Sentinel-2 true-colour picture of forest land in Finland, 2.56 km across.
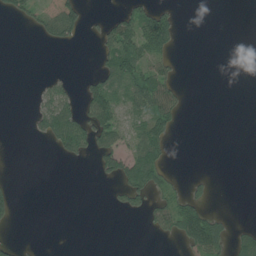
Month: July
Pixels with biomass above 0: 27%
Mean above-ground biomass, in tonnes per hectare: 26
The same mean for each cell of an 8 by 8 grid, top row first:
24 49 56 25 63 24 0 0
0 13 8 76 86 27 0 0
0 19 12 60 74 30 0 0
0 67 50 78 57 48 0 0
0 18 72 66 65 6 0 0
1 0 0 43 73 9 10 0
25 0 0 10 37 65 35 0
13 0 0 0 0 27 108 31
